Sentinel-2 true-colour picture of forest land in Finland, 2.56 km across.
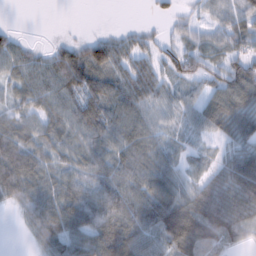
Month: February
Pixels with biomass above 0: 83%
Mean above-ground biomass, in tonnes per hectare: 53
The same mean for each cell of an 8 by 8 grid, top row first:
0 0 0 0 2 20 25 51
42 19 43 75 39 36 39 43
48 64 86 65 77 40 46 100
40 59 79 68 59 39 66 77
74 56 59 64 72 25 18 48
82 55 57 71 67 44 33 84
25 74 90 71 77 94 92 60
1 53 62 86 60 93 84 33
